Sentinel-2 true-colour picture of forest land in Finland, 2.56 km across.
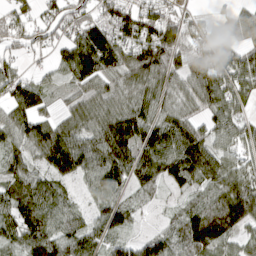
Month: April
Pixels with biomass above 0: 84%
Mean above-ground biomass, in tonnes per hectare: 77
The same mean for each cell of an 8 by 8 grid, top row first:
51 52 54 87 91 46 22 61
48 47 130 127 119 91 59 63
74 29 79 64 89 73 107 77
88 44 69 85 84 71 63 58
70 124 98 146 100 120 93 69
63 67 66 95 77 94 98 72
83 68 32 72 21 33 102 133
61 87 85 57 64 78 123 54
